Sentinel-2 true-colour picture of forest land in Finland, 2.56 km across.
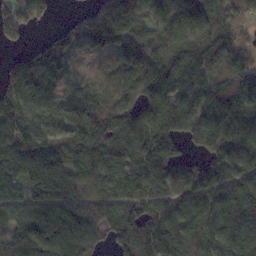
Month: November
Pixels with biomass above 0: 89%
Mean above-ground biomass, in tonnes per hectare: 113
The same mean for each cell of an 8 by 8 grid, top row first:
130 56 40 140 112 112 127 59
29 87 62 95 131 129 188 71
114 86 36 56 135 123 124 111
119 96 125 112 100 128 117 147
126 133 149 125 133 72 98 150
73 116 127 168 141 128 137 144
72 108 108 124 122 130 130 147
85 128 114 92 131 139 136 123
